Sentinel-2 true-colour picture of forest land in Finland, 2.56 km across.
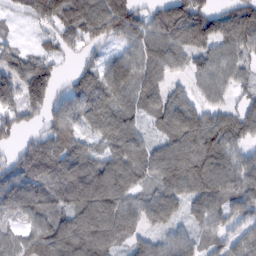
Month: February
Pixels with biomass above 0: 86%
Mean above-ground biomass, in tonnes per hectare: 83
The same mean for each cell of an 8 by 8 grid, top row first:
28 99 128 140 57 157 116 112
37 39 48 34 85 89 88 83
118 129 67 88 82 32 78 53
76 82 79 93 59 97 63 70
49 97 73 73 57 105 118 68
110 111 127 103 64 115 122 55
99 82 97 97 73 51 103 76
79 115 99 77 57 65 55 63
